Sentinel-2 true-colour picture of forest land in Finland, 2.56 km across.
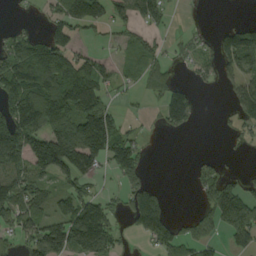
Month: September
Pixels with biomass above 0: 56%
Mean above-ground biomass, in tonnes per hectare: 81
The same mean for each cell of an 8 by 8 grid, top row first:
5 45 47 53 107 7 6 1
115 132 31 21 64 20 30 168
137 170 179 33 54 30 29 94
141 163 164 70 11 128 0 72
161 191 208 173 26 0 0 21
129 100 123 50 64 0 75 37
107 81 140 48 136 1 67 179
53 166 143 93 42 86 53 86
